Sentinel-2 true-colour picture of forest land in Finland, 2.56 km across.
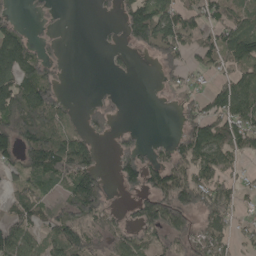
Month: May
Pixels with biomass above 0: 60%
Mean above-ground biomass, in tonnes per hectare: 73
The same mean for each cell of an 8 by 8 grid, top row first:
25 9 0 18 164 113 79 73
121 28 0 19 67 134 94 129
110 84 0 10 0 51 31 82
150 105 20 45 0 32 94 116
122 132 79 28 37 68 137 80
53 96 145 25 124 100 99 37
77 57 125 43 115 137 97 46
113 69 115 62 64 74 96 31
